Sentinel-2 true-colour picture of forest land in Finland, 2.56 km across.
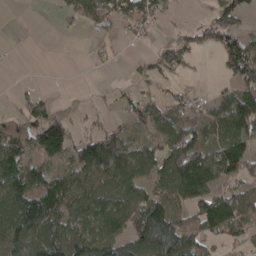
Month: April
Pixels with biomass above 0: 65%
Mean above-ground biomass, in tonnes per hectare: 74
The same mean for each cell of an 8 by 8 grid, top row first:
0 2 81 64 85 13 32 57
2 0 0 15 11 74 55 124
3 0 0 4 36 28 4 102
42 74 22 17 67 68 49 123
116 134 65 102 53 134 75 101
178 89 80 117 82 164 130 77
150 132 87 113 140 98 90 114
113 127 127 120 175 130 53 39
